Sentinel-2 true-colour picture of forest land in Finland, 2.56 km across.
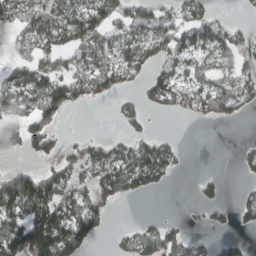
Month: March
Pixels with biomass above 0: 55%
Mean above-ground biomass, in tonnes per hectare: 59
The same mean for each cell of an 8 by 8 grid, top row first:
73 89 79 60 78 64 57 6
39 67 55 53 74 100 75 64
79 92 65 66 42 71 64 81
76 74 7 10 36 35 75 38
83 60 41 43 75 26 0 11
97 79 56 100 94 19 15 13
97 117 68 23 0 1 32 47
147 197 92 15 77 64 24 27
